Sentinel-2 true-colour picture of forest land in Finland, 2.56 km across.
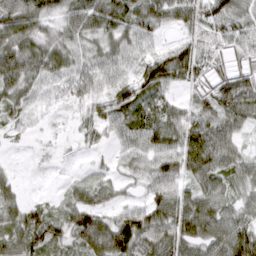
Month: March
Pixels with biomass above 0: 87%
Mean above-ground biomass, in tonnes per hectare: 57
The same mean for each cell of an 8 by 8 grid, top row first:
82 58 69 79 68 55 76 60
81 74 49 49 38 51 46 40
78 49 50 52 74 63 52 72
43 16 19 54 66 48 65 88
9 8 15 26 65 71 99 34
17 3 14 21 37 68 74 52
50 37 74 35 53 82 71 48
65 77 76 125 88 95 86 108
